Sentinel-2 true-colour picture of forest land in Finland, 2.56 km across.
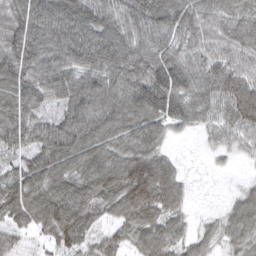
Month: March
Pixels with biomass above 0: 94%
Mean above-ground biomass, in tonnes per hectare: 91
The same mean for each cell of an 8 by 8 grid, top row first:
103 115 129 91 118 124 84 76
107 116 143 141 103 86 69 85
109 106 96 104 135 125 91 99
104 57 117 107 117 106 70 109
81 111 125 93 94 16 28 49
73 115 108 126 154 66 10 13
109 121 116 81 141 66 11 67
61 59 87 54 79 68 44 71
